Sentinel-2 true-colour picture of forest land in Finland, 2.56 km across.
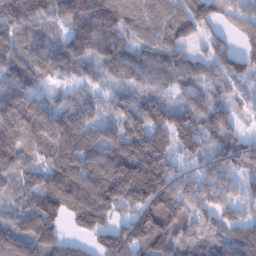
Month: January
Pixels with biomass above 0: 92%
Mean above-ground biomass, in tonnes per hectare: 134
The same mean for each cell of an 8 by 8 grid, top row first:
176 134 174 179 156 169 117 81
147 106 162 151 107 125 62 68
132 94 58 50 101 116 72 81
211 172 121 70 154 122 121 56
218 192 193 151 221 153 97 97
126 146 193 213 265 137 117 89
79 188 195 146 164 176 104 90
136 133 46 124 160 127 126 135
